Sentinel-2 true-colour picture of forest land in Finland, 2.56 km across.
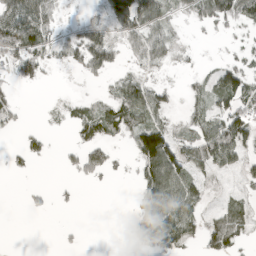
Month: April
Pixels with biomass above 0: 50%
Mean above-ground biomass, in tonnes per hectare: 36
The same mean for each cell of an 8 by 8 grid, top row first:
81 55 7 64 76 15 56 57
83 42 60 63 67 31 1 10
37 10 10 17 34 2 27 61
28 2 25 48 64 12 35 52
8 19 42 28 107 61 83 67
9 0 23 15 62 93 23 19
0 9 7 0 57 81 16 32
0 0 4 0 60 60 44 36
